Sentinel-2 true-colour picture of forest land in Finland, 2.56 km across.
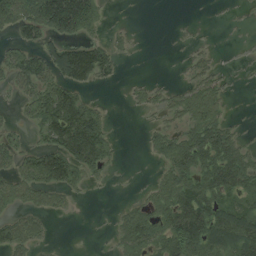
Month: August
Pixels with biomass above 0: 52%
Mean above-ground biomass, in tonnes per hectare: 50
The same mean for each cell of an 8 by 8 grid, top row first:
85 134 149 6 0 0 1 2
37 60 91 36 1 1 9 4
56 70 92 19 10 6 44 2
14 98 118 10 20 42 73 1
30 70 150 33 14 66 93 35
56 105 59 10 1 78 95 87
41 47 6 4 44 103 99 66
71 16 0 14 79 101 120 105
